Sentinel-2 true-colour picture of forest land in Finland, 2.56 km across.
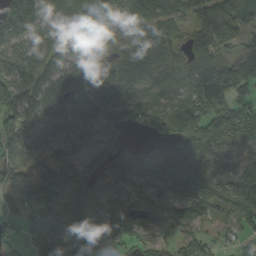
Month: September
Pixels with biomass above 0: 86%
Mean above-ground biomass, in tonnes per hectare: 90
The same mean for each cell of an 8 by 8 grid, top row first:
120 89 144 105 121 61 72 72
77 126 152 47 91 64 123 68
103 87 94 56 73 60 199 179
126 79 70 83 56 47 157 92
95 60 56 111 46 121 121 87
63 84 81 114 82 100 82 84
23 105 116 87 87 73 65 105
55 90 184 80 53 56 50 48
